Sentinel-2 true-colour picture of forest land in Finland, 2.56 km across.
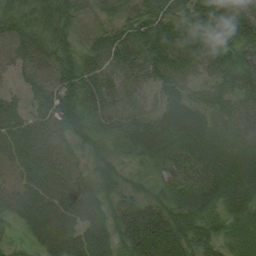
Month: August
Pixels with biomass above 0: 97%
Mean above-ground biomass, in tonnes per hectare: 66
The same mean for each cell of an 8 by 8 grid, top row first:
50 75 36 27 62 60 81 68
64 62 39 80 96 93 74 61
43 68 71 58 57 63 53 70
62 74 66 58 61 66 65 62
81 87 42 34 77 66 72 72
58 87 53 48 24 50 63 72
78 105 95 59 70 70 61 63
18 99 108 63 109 80 64 52
